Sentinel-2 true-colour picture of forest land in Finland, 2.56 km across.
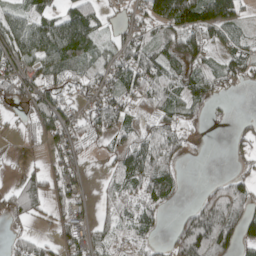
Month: April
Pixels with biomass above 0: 69%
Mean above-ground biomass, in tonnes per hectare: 51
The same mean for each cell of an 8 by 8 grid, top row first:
55 64 90 20 47 123 113 51
84 105 92 44 54 75 64 44
78 56 35 61 76 55 60 39
24 85 33 63 39 56 15 3
7 37 38 35 62 48 5 22
10 39 28 31 86 38 5 37
42 31 31 30 44 14 100 77
25 23 53 32 33 65 157 69
